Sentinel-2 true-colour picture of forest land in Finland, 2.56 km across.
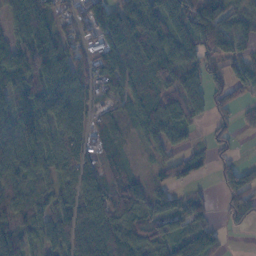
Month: November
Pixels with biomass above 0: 82%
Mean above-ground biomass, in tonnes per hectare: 73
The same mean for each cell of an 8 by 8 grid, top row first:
84 87 55 94 117 80 102 48
97 111 48 79 102 79 89 64
117 118 84 79 75 76 61 50
91 89 76 53 85 87 51 35
82 76 88 51 31 42 34 12
97 50 96 63 30 55 15 77
120 56 102 99 71 60 37 83
101 65 100 88 71 84 67 1
